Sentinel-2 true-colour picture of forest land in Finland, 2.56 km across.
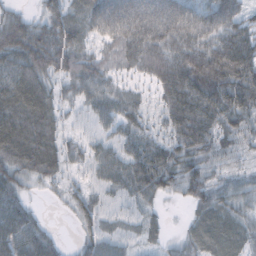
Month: October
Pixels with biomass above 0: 90%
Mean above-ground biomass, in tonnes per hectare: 57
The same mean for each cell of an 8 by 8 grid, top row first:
35 60 60 87 83 86 76 64
82 85 61 47 91 70 71 86
74 52 72 38 36 94 112 96
82 66 26 50 36 83 90 87
88 69 32 42 60 67 63 41
61 50 23 57 79 73 55 34
29 5 46 26 29 5 59 47
33 32 29 45 29 22 54 46
